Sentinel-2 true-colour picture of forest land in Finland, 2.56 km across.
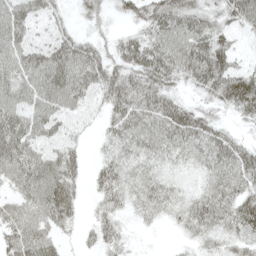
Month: May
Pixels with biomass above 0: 86%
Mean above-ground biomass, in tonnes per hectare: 46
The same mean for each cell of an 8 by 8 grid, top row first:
64 41 16 19 49 69 42 65
59 57 47 28 65 73 85 29
53 68 64 56 57 43 67 76
59 56 46 44 57 62 34 44
64 52 20 32 44 53 57 34
52 67 24 53 33 18 39 60
42 65 20 37 34 32 60 67
57 42 15 33 4 7 29 35
